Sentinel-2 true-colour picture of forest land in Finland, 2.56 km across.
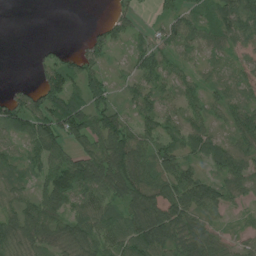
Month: July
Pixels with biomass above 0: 79%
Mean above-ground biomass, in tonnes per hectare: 52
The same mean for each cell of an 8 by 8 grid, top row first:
0 0 0 28 7 42 30 94
0 15 22 47 35 42 36 38
5 69 65 25 50 40 26 40
86 101 93 66 47 38 41 51
37 80 44 90 63 46 63 47
43 70 111 105 71 77 44 60
48 68 54 55 112 104 66 21
67 53 56 67 94 83 60 26
